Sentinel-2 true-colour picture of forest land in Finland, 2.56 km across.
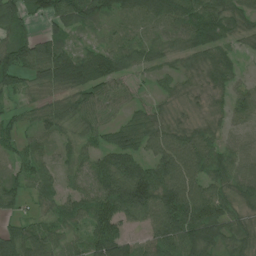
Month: July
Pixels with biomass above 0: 91%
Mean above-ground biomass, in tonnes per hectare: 65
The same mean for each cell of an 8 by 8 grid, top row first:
63 68 78 52 56 85 80 57
92 74 40 50 51 45 72 26
69 71 109 78 20 35 39 32
31 54 67 37 42 24 32 58
39 31 52 64 75 99 76 36
40 40 47 125 115 125 86 68
32 30 51 112 117 144 100 54
75 66 38 110 34 110 104 69
